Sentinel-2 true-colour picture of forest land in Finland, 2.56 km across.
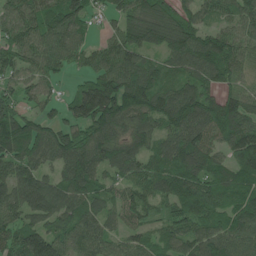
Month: June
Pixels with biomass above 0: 92%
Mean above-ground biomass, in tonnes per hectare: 99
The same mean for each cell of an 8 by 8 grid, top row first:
73 99 76 43 129 117 57 84
91 87 57 78 103 125 128 90
66 52 39 121 115 79 94 69
104 42 134 182 138 150 140 129
137 119 125 122 90 115 108 127
103 72 152 66 86 133 123 91
97 110 103 66 79 83 122 104
98 125 81 58 62 83 117 109
